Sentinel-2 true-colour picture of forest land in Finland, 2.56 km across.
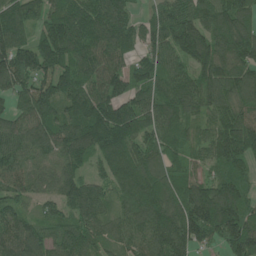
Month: June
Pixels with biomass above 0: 93%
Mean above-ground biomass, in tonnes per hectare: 133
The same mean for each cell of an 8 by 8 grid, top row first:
143 131 152 158 49 159 137 145
151 194 163 139 74 148 159 156
144 127 135 128 108 137 152 150
92 131 138 153 141 126 114 127
147 121 150 184 111 92 116 204
117 103 81 110 164 116 75 106
91 66 135 78 185 187 238 166
114 90 127 87 123 181 109 207
